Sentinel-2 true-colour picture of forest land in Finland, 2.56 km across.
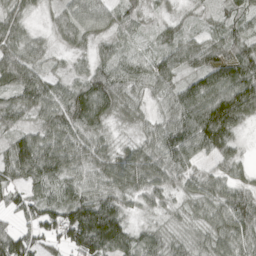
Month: April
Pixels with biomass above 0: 93%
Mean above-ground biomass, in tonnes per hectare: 63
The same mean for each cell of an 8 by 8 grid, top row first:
46 19 76 54 30 21 19 49
76 29 30 33 18 49 56 60
85 55 44 79 54 51 77 100
62 68 101 54 33 68 114 105
68 73 74 30 47 96 89 33
60 77 63 81 84 68 52 39
49 71 119 97 37 19 53 93
101 61 134 132 58 31 42 69
